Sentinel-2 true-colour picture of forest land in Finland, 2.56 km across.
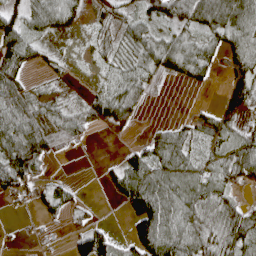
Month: April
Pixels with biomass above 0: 67%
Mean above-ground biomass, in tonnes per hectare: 42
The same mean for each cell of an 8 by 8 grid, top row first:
62 64 23 24 46 74 81 66
69 11 5 23 52 56 35 48
51 10 2 32 33 18 14 33
65 46 29 65 13 1 13 21
104 73 18 3 28 49 34 56
92 13 0 30 93 62 48 49
12 44 17 4 120 73 35 33
6 9 64 35 108 81 43 65
